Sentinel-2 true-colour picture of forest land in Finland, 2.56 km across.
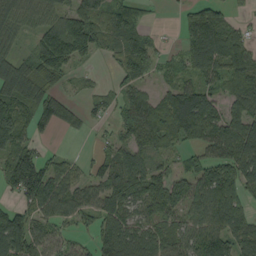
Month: September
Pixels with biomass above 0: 74%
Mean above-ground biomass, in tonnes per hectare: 74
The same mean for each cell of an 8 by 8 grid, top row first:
62 45 73 63 33 10 79 14
34 104 74 45 74 16 115 89
124 63 14 9 45 45 58 96
118 99 39 36 105 153 113 90
99 13 1 36 77 47 83 132
151 94 44 71 91 52 94 116
64 81 83 108 76 67 111 102
123 63 24 121 105 86 104 102
